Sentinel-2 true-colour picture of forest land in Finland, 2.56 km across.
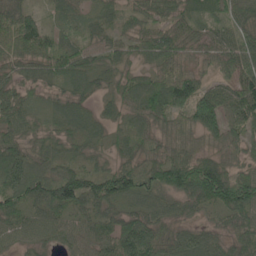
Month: May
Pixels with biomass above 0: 91%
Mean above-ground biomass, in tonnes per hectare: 53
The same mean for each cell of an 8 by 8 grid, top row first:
73 18 30 25 45 49 29 46
58 57 39 37 44 60 39 61
40 38 52 33 46 91 37 74
60 31 49 30 62 55 101 79
53 36 36 30 32 42 29 42
87 65 67 78 62 91 113 51
53 75 53 45 51 35 38 90
39 41 55 81 88 50 46 54
